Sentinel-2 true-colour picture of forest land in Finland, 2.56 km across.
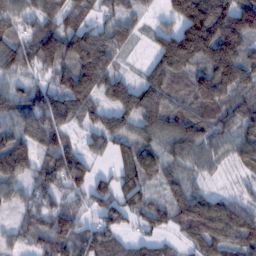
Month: February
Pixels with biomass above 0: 89%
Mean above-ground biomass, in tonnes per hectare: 95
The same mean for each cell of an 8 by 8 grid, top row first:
105 94 82 64 38 110 199 153
106 146 142 103 22 196 200 137
56 50 149 99 65 89 116 114
87 157 101 94 133 84 86 85
114 105 60 81 84 98 80 86
109 113 113 63 102 52 59 50
51 83 46 107 86 98 113 73
45 106 85 76 51 34 99 90
